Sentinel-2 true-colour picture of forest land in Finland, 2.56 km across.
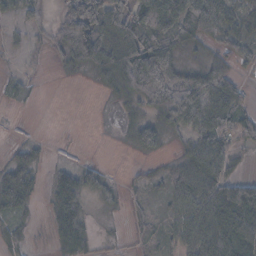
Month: November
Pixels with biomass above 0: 68%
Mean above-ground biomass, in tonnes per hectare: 48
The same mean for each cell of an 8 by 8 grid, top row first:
25 31 170 100 93 96 93 47
10 31 162 79 91 52 26 42
21 1 6 56 104 64 57 21
3 0 0 4 37 119 81 57
16 6 1 1 67 17 67 35
73 26 64 13 18 38 74 35
61 23 47 13 22 38 80 118
28 13 43 4 24 36 85 83
